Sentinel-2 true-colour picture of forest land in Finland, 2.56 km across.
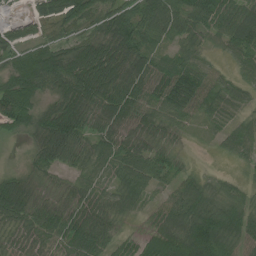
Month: July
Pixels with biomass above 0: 87%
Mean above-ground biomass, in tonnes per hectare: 63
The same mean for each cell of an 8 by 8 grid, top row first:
20 48 71 77 101 82 79 81
48 45 69 95 76 47 33 75
71 93 124 106 79 91 62 39
88 64 99 78 64 67 49 39
5 109 64 61 61 28 8 56
40 36 40 46 82 38 22 16
90 60 65 54 39 76 81 64
33 48 76 44 40 98 131 69
